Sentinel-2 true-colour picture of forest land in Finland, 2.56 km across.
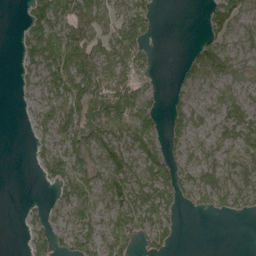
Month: May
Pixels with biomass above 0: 66%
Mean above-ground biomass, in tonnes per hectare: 55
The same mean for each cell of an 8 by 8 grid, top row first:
3 106 110 70 80 0 40 56
20 105 119 69 53 0 62 39
13 57 95 78 39 27 76 62
2 42 84 97 83 52 45 76
0 36 88 74 78 47 56 84
0 42 85 79 74 83 85 87
1 27 57 58 104 44 38 48
0 69 72 64 60 22 0 0
